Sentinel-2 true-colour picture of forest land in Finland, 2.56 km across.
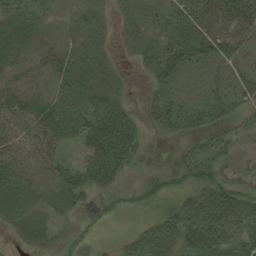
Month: August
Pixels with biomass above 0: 73%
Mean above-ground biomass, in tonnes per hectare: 26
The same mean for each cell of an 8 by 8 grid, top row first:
26 23 19 19 36 28 37 60
23 18 17 11 33 39 35 25
18 10 24 28 9 22 18 22
36 27 28 55 15 32 30 18
30 28 28 77 17 8 24 14
24 17 33 35 11 24 33 23
28 20 37 15 14 28 42 33
10 23 22 9 27 29 39 29
